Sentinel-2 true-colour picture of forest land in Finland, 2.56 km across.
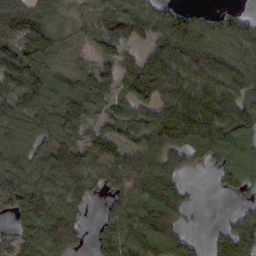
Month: February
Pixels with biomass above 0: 83%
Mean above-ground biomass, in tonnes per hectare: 101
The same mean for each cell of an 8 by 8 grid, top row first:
151 91 32 85 109 124 56 55
126 121 33 82 54 145 105 104
122 122 94 90 181 139 131 111
105 109 109 62 94 152 145 105
83 88 103 101 120 124 126 93
93 92 134 118 158 72 16 96
101 120 58 59 140 128 1 34
93 132 64 101 135 130 32 154
